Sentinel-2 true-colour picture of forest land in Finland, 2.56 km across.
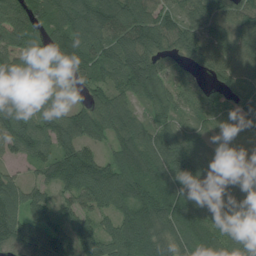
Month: July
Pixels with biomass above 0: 93%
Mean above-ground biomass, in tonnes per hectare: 93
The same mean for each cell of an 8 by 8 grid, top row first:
94 84 118 128 112 72 88 91
107 77 105 87 116 87 86 94
98 76 61 77 146 62 48 72
100 74 69 108 48 71 74 74
88 75 93 61 111 111 74 52
41 65 117 98 108 142 127 94
101 82 67 80 124 118 120 100
97 131 95 101 129 100 110 122
